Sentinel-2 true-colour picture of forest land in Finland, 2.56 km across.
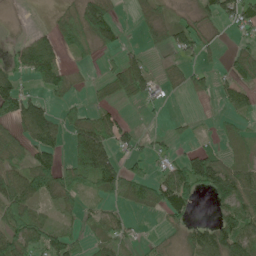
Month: June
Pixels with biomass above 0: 58%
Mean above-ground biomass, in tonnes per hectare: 50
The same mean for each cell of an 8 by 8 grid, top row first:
2 12 78 53 28 18 45 54
33 74 60 37 20 49 23 23
48 77 12 44 63 27 26 52
78 63 43 36 6 2 1 39
43 89 117 84 16 16 13 23
71 110 89 85 44 97 120 83
92 23 30 25 38 72 16 102
99 78 25 43 12 21 99 105
